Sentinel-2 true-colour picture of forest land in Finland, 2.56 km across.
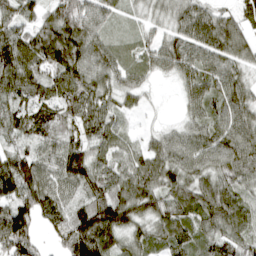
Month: April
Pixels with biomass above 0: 93%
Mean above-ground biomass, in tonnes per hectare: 84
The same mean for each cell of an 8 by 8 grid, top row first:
84 65 124 57 41 66 74 62
129 153 124 64 50 87 93 79
112 81 100 66 41 43 84 66
70 70 98 67 20 12 85 83
41 63 83 67 36 72 93 102
145 72 103 75 95 88 77 95
107 78 68 154 97 104 112 92
156 29 165 93 65 95 84 89
